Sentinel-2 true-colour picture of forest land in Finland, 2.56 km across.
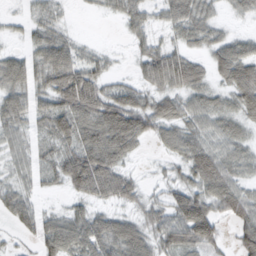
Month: February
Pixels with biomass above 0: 82%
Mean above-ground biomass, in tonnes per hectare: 49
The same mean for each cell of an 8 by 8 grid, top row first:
26 31 3 17 38 53 37 22
27 67 28 9 32 37 38 49
69 62 89 24 38 70 35 87
60 62 84 87 73 50 47 55
36 44 68 89 26 52 46 39
31 38 97 77 14 28 79 34
55 30 31 31 35 69 61 61
14 75 65 73 64 69 60 50
